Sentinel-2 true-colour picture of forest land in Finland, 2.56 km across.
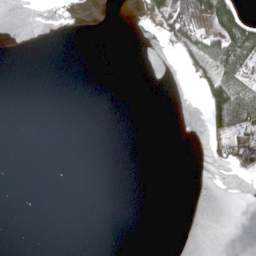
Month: May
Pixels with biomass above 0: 10%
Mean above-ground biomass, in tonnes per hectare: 12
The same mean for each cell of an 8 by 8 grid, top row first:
0 0 0 0 14 95 91 60
0 0 0 0 0 24 46 90
0 0 0 0 0 0 52 46
0 0 0 0 0 0 73 93
0 0 0 0 0 0 21 48
0 0 0 0 0 0 0 0
0 0 0 0 0 0 0 0
0 0 0 0 0 0 0 0
